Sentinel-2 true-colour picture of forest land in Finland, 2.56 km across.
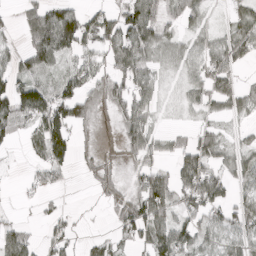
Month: April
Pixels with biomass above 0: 67%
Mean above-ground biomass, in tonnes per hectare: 59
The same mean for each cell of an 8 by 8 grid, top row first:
21 115 74 52 114 65 21 41
35 146 79 81 85 37 52 79
75 43 65 94 68 25 72 36
109 122 72 52 62 16 36 43
24 106 27 14 83 39 65 33
4 47 11 52 71 78 102 50
10 19 5 42 110 62 83 67
86 43 20 30 70 112 46 64
